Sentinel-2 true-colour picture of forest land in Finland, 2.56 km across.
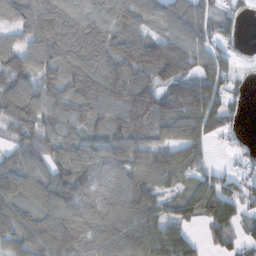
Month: November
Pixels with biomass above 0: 86%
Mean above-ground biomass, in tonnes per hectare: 90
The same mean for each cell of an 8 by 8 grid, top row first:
84 88 88 107 86 90 65 29
90 83 134 102 159 132 65 24
118 89 143 118 88 124 101 30
128 102 99 94 157 121 144 27
67 91 94 95 90 125 60 19
112 77 104 73 69 72 41 39
121 96 104 90 91 37 92 86
84 116 103 90 102 95 49 61
